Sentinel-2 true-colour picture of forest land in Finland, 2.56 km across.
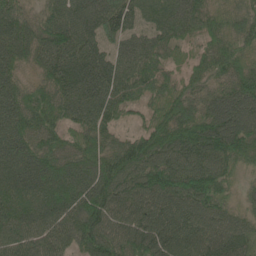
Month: May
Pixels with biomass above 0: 95%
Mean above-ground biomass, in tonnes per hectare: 86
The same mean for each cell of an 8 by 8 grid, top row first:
82 58 78 81 38 93 71 71
91 95 94 47 86 58 52 73
69 70 109 96 82 47 61 80
96 79 83 71 42 90 83 98
96 73 82 67 99 116 121 89
90 107 110 122 114 111 105 37
106 110 116 111 100 83 86 41
96 93 102 115 123 99 91 75
